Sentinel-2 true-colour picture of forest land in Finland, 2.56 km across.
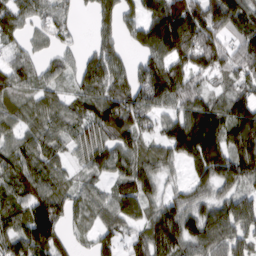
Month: March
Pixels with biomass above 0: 85%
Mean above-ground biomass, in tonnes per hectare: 91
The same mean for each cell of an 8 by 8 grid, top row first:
69 56 22 69 100 179 153 149
45 39 28 61 97 162 130 95
74 51 65 94 111 125 51 74
63 80 59 134 99 75 126 122
67 87 50 96 64 127 156 140
83 101 39 69 108 24 106 130
77 123 53 86 95 96 85 102
98 149 24 68 93 134 126 90
